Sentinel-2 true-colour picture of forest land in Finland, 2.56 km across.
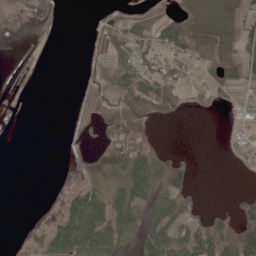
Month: June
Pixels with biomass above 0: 45%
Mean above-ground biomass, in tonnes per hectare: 28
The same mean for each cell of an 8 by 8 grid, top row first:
4 19 0 17 36 43 24 31
2 2 0 40 47 56 72 43
11 0 4 44 71 37 37 46
3 0 5 35 63 26 13 10
0 0 13 57 45 0 0 11
0 0 23 26 69 40 0 2
0 3 60 50 39 41 9 32
0 44 67 40 29 39 93 92
